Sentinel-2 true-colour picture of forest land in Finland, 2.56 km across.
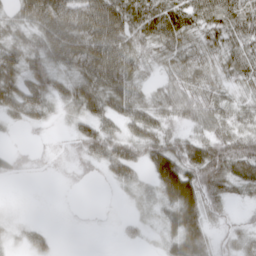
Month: March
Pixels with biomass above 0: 77%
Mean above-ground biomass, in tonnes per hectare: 42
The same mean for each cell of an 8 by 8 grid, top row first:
39 95 82 78 67 59 65 66
49 67 92 96 40 48 35 46
49 52 58 78 24 40 35 32
42 29 37 50 45 43 50 32
3 4 41 56 54 51 62 58
13 3 13 27 20 94 84 56
2 0 3 2 11 73 51 12
11 18 0 1 12 55 41 29
